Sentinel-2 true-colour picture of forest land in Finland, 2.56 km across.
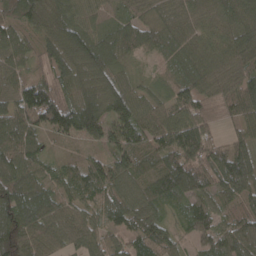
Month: April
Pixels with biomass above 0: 96%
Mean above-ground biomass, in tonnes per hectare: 88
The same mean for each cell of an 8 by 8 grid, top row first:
73 118 72 46 51 62 68 87
75 98 144 86 70 67 75 98
79 77 113 85 25 73 90 95
113 155 157 106 69 83 62 78
119 36 34 105 91 108 92 69
117 83 98 118 89 135 93 126
131 109 70 93 91 45 90 57
117 73 70 68 101 52 75 97
